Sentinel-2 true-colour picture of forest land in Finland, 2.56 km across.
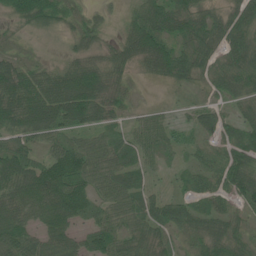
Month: June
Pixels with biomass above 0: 85%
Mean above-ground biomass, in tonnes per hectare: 53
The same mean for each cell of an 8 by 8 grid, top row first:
56 66 32 14 70 74 41 59
22 8 39 39 87 50 50 72
95 68 90 47 14 43 38 65
94 100 91 44 23 14 35 32
55 41 45 45 49 27 34 67
88 93 78 62 31 14 51 72
75 82 66 48 52 47 37 36
73 60 41 62 55 31 56 46
